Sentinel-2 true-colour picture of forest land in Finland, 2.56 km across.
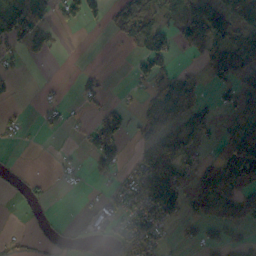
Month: October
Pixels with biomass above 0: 48%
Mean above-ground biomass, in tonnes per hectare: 50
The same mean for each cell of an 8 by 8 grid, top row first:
160 61 67 38 75 56 124 84
47 34 0 2 77 47 92 104
14 5 16 3 52 73 35 92
14 28 11 61 45 96 45 62
12 1 13 93 59 86 25 131
6 6 14 47 98 79 61 132
8 18 5 39 90 76 57 88
12 11 8 26 77 14 62 47
